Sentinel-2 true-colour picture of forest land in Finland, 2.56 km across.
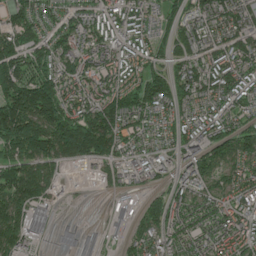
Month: June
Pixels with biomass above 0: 88%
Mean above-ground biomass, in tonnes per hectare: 114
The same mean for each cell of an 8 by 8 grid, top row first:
106 65 80 97 102 77 126 125
158 102 108 107 79 97 109 123
196 153 134 111 116 126 137 114
252 235 140 203 126 85 89 86
232 220 266 174 65 84 126 131
195 127 17 59 66 88 90 104
154 78 9 21 100 87 94 108
146 41 66 17 93 94 84 118
